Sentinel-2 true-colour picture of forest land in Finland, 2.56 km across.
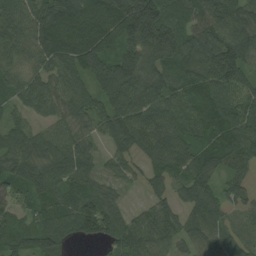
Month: August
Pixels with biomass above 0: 92%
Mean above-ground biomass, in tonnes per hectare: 89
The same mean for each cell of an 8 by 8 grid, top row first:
96 130 127 145 206 90 112 106
78 107 126 86 125 119 110 124
62 71 70 124 109 88 106 108
45 57 75 89 107 92 99 107
89 83 71 57 88 105 81 115
89 89 86 44 44 64 81 56
57 69 104 79 42 57 96 54
73 102 42 71 95 60 80 75
